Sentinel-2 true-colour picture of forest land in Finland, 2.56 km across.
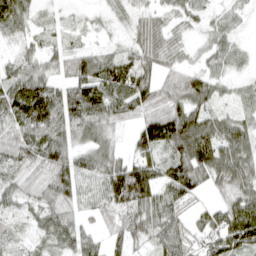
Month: April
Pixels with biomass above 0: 87%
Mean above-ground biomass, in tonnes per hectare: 61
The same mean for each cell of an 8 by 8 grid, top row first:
71 29 20 23 39 35 30 24
39 44 35 30 55 33 28 26
69 65 83 89 63 45 54 25
98 120 99 62 52 76 60 44
66 102 67 40 69 99 104 87
42 59 89 92 109 96 67 78
37 63 55 63 81 56 34 93
44 53 69 36 37 72 61 105
